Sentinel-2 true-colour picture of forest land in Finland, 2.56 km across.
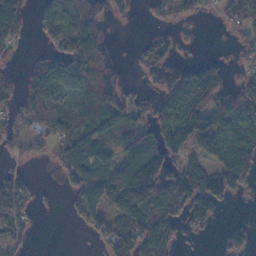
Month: November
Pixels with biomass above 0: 61%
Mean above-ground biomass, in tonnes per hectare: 60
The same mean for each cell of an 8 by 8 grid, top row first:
121 50 75 34 9 49 14 60
37 32 94 15 29 44 1 35
40 94 75 56 29 82 105 23
55 80 55 76 37 97 137 92
34 41 77 48 83 83 79 95
38 2 72 89 165 88 88 98
72 5 55 80 129 77 84 1
37 0 2 94 116 47 5 31
